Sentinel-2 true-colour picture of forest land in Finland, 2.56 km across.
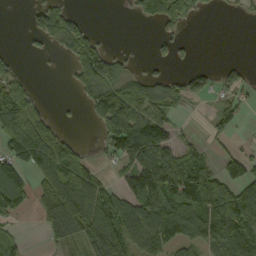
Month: September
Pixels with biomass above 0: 54%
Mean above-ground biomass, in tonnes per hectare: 68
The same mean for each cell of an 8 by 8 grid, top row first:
0 95 26 0 41 80 11 10
4 25 87 20 1 29 0 0
51 0 50 81 42 27 45 40
122 26 9 152 89 30 15 45
110 105 32 84 185 62 27 13
90 102 119 23 178 178 107 91
73 80 146 127 119 107 119 112
43 31 65 143 119 87 94 147
